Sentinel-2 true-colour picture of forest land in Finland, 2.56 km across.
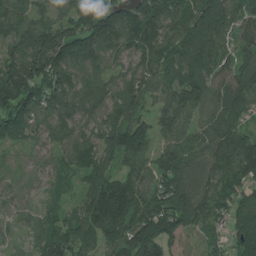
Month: July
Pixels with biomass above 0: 92%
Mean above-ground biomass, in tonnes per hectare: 117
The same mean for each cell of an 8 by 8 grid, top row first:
98 67 125 148 173 114 189 88
113 201 164 117 133 105 127 77
188 150 102 77 108 116 142 130
154 113 97 100 81 135 90 119
62 67 115 108 138 112 115 146
50 53 79 108 102 214 110 110
52 29 77 210 151 238 140 97
23 88 125 127 201 172 71 74
